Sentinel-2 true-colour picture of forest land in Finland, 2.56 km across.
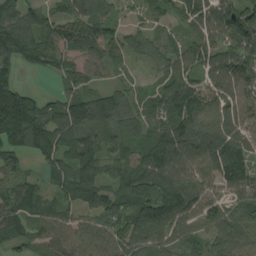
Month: August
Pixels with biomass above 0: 90%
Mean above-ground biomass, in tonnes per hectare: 111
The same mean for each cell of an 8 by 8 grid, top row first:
133 92 101 70 49 63 132 149
204 129 96 80 79 74 132 157
98 14 76 38 20 128 104 144
270 102 147 141 83 148 107 123
141 143 169 75 89 149 139 120
79 63 147 67 142 144 100 128
133 104 93 111 118 161 108 104
87 91 97 108 119 98 99 89
